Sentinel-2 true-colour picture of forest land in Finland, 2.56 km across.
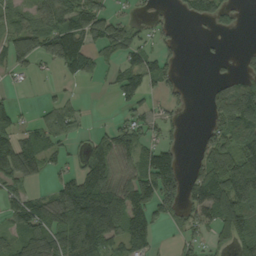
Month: September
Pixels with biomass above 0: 59%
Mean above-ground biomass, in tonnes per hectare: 74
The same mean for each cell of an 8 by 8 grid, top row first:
58 99 118 63 14 15 59 15
69 108 133 93 60 22 5 7
17 9 55 38 88 30 10 45
50 42 31 9 40 28 38 154
105 66 29 107 76 41 69 112
106 42 86 96 109 110 110 163
91 103 192 171 115 67 115 121
72 108 184 100 97 21 40 96
